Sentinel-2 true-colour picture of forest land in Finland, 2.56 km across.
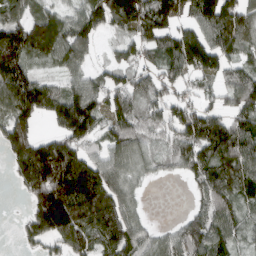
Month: March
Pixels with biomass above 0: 80%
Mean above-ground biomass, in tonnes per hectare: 105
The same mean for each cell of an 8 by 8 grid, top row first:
69 84 87 137 139 97 150 127
153 125 112 30 82 141 152 88
167 57 68 73 78 80 51 109
145 93 212 92 97 91 99 102
177 111 99 108 82 97 135 149
73 244 161 100 35 28 121 109
2 257 169 161 24 1 118 65
21 85 116 119 67 105 146 44
